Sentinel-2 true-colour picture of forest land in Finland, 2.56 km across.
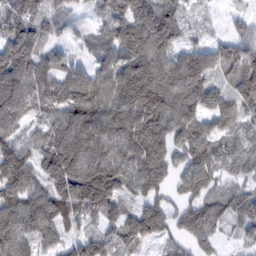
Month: February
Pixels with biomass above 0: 90%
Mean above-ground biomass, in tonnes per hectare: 99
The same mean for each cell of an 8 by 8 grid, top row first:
92 97 33 88 137 83 17 40
146 58 34 102 156 96 76 88
148 112 122 107 166 129 97 118
109 83 149 126 153 122 107 111
75 94 146 136 157 82 116 66
124 98 152 133 124 58 110 45
118 113 111 85 83 55 107 92
94 60 72 67 78 49 70 37
